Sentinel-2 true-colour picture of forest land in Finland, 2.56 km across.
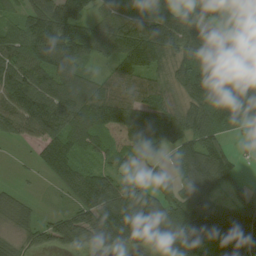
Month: August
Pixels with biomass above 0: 87%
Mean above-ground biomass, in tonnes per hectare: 94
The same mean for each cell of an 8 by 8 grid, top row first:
43 137 94 77 74 101 62 4
80 186 104 76 178 129 77 33
119 100 110 67 70 80 159 133
123 140 105 144 119 89 149 156
25 89 61 92 112 74 120 14
6 36 82 67 48 54 162 49
52 10 89 132 145 86 126 92
39 65 76 110 129 157 126 178
